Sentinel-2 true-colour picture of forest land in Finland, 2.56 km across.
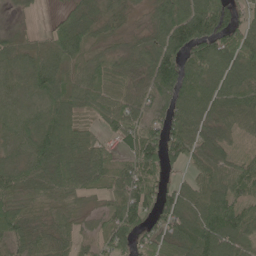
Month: June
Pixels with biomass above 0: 89%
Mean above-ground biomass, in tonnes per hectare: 64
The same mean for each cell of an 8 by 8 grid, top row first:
10 9 68 49 27 105 133 51
50 63 63 39 65 101 93 82
50 100 65 65 58 105 59 66
63 77 47 69 65 63 55 78
54 92 60 35 87 67 68 37
57 61 60 62 76 23 58 71
51 44 40 44 71 73 94 77
63 56 40 79 44 64 104 65
